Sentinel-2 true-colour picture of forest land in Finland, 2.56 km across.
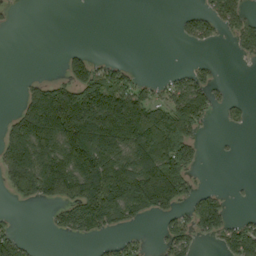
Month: September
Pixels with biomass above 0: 46%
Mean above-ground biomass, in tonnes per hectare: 83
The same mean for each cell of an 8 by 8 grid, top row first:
3 0 0 0 0 14 68 89
0 0 12 0 0 3 20 49
3 52 137 103 27 43 52 0
56 250 237 236 163 175 69 18
145 177 194 183 185 227 6 2
167 224 209 235 230 188 2 1
11 33 174 161 140 70 109 2
72 3 34 33 17 87 22 121
